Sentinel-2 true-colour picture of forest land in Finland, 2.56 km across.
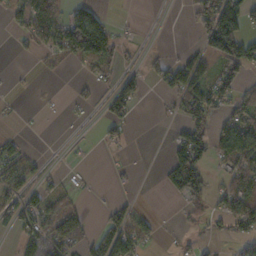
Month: November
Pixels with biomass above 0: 45%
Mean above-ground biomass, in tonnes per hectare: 42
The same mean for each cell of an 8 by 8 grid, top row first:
43 83 86 17 4 2 84 127
8 47 123 71 12 6 74 122
3 5 11 24 37 69 80 56
3 2 9 40 1 22 70 67
31 1 3 24 0 24 51 92
67 22 6 7 0 95 35 90
52 60 35 34 12 6 43 77
24 84 59 104 45 11 16 40
